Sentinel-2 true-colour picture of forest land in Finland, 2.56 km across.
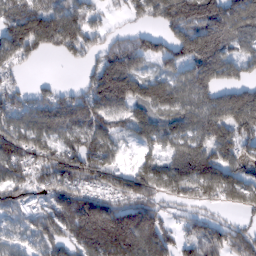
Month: February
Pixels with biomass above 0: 79%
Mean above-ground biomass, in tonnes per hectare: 105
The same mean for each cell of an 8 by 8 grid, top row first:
86 117 102 23 69 133 171 116
115 74 104 93 94 114 156 68
35 14 28 202 102 81 112 60
96 109 122 101 79 95 129 164
127 97 117 74 56 87 117 110
98 112 137 95 105 125 161 86
100 81 200 153 162 45 44 54
46 79 160 270 181 77 113 108
